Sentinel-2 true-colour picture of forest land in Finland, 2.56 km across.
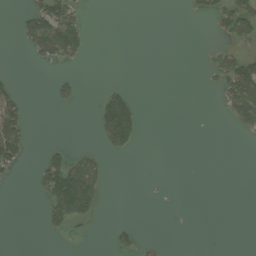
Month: August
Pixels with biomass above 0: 17%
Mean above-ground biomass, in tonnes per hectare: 26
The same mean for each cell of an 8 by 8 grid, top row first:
16 108 41 0 0 0 30 93
6 103 64 0 0 0 10 28
18 9 18 4 0 0 7 120
82 1 1 145 12 0 0 108
111 16 1 83 5 0 0 2
12 85 86 2 1 0 0 0
0 59 119 0 0 0 0 0
0 4 0 26 13 0 0 0
